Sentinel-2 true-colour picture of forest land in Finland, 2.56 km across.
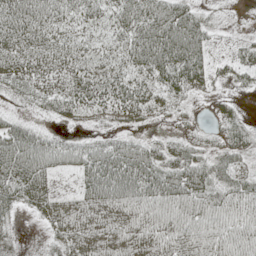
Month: May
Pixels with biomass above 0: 88%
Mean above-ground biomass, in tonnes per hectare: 41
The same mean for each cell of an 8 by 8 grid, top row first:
64 53 40 40 60 64 15 3
46 43 32 29 74 87 40 28
31 30 49 46 44 60 32 23
18 19 32 35 43 23 11 16
63 42 25 34 32 25 20 38
59 46 44 81 56 55 47 34
32 41 46 57 47 49 48 44
16 21 46 47 46 45 45 49
